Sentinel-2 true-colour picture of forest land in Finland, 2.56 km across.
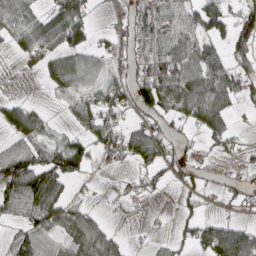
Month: April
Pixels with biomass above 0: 58%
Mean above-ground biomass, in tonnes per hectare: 50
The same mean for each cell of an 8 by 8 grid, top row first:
65 56 77 12 60 56 91 57
39 65 66 41 53 75 55 71
1 36 83 62 67 88 88 62
74 27 61 67 42 46 95 15
45 54 56 56 97 27 19 14
111 98 43 3 30 26 16 12
69 91 38 2 5 18 10 19
46 49 71 54 3 25 70 100
